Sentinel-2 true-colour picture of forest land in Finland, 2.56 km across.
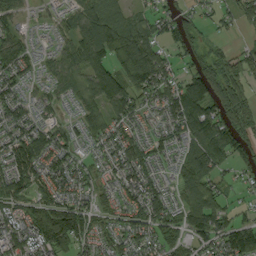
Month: September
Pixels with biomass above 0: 84%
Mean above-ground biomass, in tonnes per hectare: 77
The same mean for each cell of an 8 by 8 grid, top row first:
64 18 87 108 41 50 25 52
82 25 119 110 127 50 38 25
68 46 78 134 146 59 126 82
68 37 63 84 45 101 125 103
98 87 57 79 53 54 143 92
94 83 63 49 80 49 95 25
68 98 95 47 100 56 132 37
87 131 93 49 76 65 80 133
